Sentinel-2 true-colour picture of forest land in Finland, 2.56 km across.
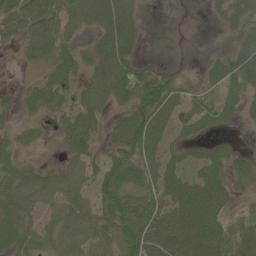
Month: June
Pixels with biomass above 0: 73%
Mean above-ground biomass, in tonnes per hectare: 44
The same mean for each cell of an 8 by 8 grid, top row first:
56 62 56 76 17 0 11 45
21 59 28 68 11 1 5 44
5 37 38 85 77 29 30 51
23 34 55 32 72 43 45 29
27 8 58 40 71 24 22 9
45 45 41 59 56 44 56 50
60 41 50 62 66 66 76 16
62 44 55 51 85 80 81 51
